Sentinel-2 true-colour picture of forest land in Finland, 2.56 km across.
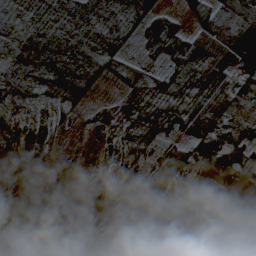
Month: April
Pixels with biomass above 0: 75%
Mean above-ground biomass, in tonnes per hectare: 41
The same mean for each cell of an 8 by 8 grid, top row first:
46 50 62 50 67 32 56 99
73 81 62 50 28 60 84 130
64 73 83 26 51 57 82 64
7 15 17 38 75 73 93 34
3 9 2 21 37 38 63 65
5 2 6 30 22 40 3 14
3 29 56 32 33 6 3 6
4 61 52 40 10 9 5 18
